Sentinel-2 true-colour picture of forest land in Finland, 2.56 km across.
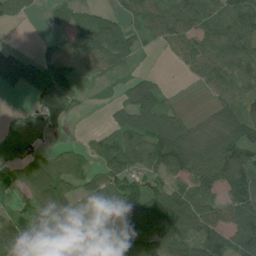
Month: July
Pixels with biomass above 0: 75%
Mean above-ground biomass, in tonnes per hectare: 66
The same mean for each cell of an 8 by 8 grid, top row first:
33 11 21 38 84 99 83 107
18 22 52 84 24 63 83 95
72 98 34 17 34 2 59 81
9 47 13 30 99 36 26 69
56 19 15 67 105 133 88 107
35 90 50 77 68 68 67 158
27 81 52 77 129 110 70 96
113 115 95 105 91 87 62 78
